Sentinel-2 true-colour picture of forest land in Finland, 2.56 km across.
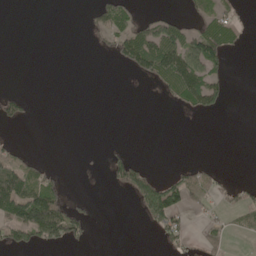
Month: May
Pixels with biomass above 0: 26%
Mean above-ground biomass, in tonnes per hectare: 32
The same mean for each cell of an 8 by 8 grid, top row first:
0 0 3 83 22 25 53 24
0 0 0 35 113 115 104 16
0 0 0 0 28 124 99 0
30 0 0 0 0 9 48 0
13 0 0 4 0 0 0 0
110 35 3 42 57 32 33 2
133 156 30 0 49 81 23 42
59 77 41 0 0 49 37 8
